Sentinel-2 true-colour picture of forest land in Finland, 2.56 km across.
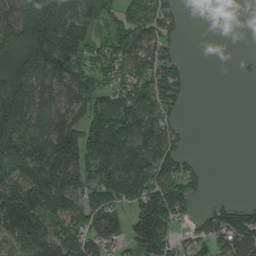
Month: August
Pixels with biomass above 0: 70%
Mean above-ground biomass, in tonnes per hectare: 114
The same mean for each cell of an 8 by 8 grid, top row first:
141 227 180 99 161 61 0 0
212 208 178 110 104 48 0 0
207 118 143 76 111 94 0 4
246 129 130 186 124 48 0 0
186 199 197 195 137 62 0 0
103 222 169 145 132 122 27 0
218 176 107 114 180 146 44 102
93 157 127 89 190 56 84 164
